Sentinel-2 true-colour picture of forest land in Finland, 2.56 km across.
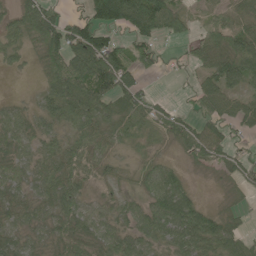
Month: June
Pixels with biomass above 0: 80%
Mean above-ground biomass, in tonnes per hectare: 50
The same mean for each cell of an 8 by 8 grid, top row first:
43 72 45 116 146 67 35 61
36 84 112 90 48 15 64 70
3 60 109 107 25 8 48 63
28 36 77 50 45 30 51 57
37 33 50 31 12 27 80 22
36 53 43 12 37 44 10 41
41 39 37 24 46 95 30 21
36 34 57 49 48 50 72 48
